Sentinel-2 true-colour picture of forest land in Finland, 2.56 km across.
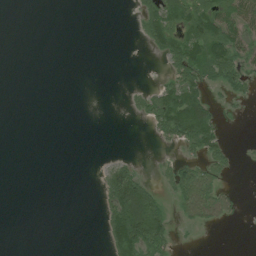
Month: July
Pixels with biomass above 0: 30%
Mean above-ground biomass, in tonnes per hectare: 27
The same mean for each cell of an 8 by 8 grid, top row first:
0 0 0 0 41 74 93 61
0 0 0 0 13 81 101 54
0 0 0 0 0 54 53 44
0 0 0 0 27 134 74 7
0 0 0 0 2 34 73 2
0 0 0 58 24 46 61 3
0 0 0 69 125 25 85 10
0 0 0 66 120 18 0 0
